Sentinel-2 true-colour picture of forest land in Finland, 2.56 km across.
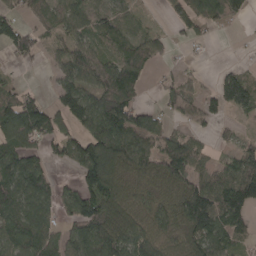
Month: April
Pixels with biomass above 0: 73%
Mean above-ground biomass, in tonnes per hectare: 72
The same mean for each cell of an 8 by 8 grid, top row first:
39 62 71 59 15 28 84 40
72 30 64 57 80 19 11 1
18 8 87 123 53 40 8 86
140 84 104 138 75 65 63 59
83 57 78 141 96 74 21 34
101 60 78 114 72 110 57 97
76 71 98 100 77 90 131 113
89 66 114 120 94 73 108 48
